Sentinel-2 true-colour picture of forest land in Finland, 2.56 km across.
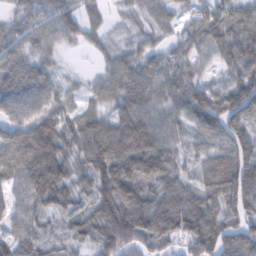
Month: February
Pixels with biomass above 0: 93%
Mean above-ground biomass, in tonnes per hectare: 68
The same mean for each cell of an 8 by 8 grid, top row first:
43 53 48 19 41 35 49 62
58 39 18 34 47 42 60 81
79 51 13 56 66 67 39 77
79 70 49 57 71 59 91 91
93 103 78 98 88 47 51 73
60 103 62 104 90 62 60 109
43 81 63 110 110 107 85 100
61 51 55 95 85 64 117 104
